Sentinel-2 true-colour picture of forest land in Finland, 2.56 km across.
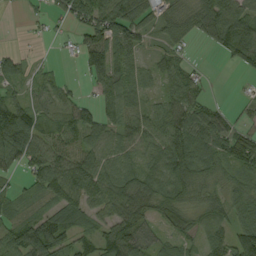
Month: September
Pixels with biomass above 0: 79%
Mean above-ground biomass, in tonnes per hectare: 59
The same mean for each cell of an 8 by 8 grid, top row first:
1 20 70 116 64 53 85 98
10 2 58 110 48 39 18 98
45 16 15 90 40 62 12 4
67 48 67 57 52 74 54 16
118 69 61 52 52 95 91 88
31 101 114 66 62 86 55 49
26 50 93 66 66 72 43 58
75 113 58 74 57 48 20 85
